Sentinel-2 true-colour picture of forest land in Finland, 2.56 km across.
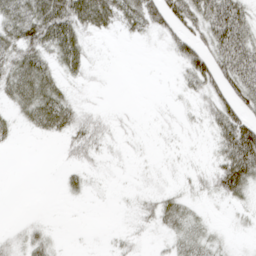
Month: April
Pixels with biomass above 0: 56%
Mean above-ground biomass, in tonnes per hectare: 29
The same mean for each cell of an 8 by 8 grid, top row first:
51 73 76 50 66 66 62 54
49 54 47 1 2 36 49 68
55 48 16 1 0 11 55 57
25 72 32 8 1 8 29 51
7 4 43 15 5 6 9 116
0 0 20 6 7 8 22 85
0 1 1 3 24 36 6 13
18 26 1 8 10 27 25 2
